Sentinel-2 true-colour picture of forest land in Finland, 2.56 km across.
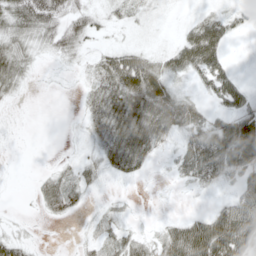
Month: May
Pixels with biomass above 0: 59%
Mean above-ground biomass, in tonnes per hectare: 27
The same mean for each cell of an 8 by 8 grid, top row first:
48 56 33 15 11 2 21 12
38 23 23 17 15 28 70 0
31 2 8 52 74 24 35 19
2 0 11 53 59 59 20 44
1 0 6 43 51 20 56 79
0 17 26 14 8 14 38 38
1 24 15 11 0 0 11 51
29 1 8 24 21 67 93 68
